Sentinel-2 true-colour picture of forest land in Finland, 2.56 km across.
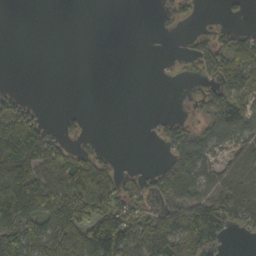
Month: October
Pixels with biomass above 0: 46%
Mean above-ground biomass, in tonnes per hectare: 48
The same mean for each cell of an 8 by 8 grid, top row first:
0 0 0 0 0 24 1 7
0 0 0 0 0 3 50 55
0 0 0 0 0 1 20 70
73 3 9 0 0 5 47 98
103 75 10 3 1 67 66 51
109 83 129 63 18 72 49 61
132 121 109 94 39 80 121 73
127 121 131 174 129 97 117 3
